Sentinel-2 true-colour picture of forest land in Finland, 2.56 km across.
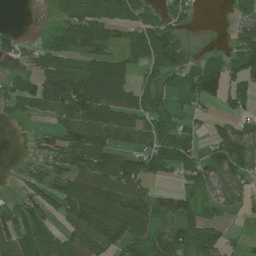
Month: July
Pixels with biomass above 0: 71%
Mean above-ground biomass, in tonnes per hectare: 65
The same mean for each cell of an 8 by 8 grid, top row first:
0 8 123 93 65 40 0 30
28 54 73 53 63 75 8 78
36 132 151 108 43 42 135 67
29 52 115 116 69 42 18 39
1 45 112 88 57 93 37 89
13 57 88 120 81 28 64 51
56 60 113 103 82 69 41 27
77 86 87 95 95 96 82 14
